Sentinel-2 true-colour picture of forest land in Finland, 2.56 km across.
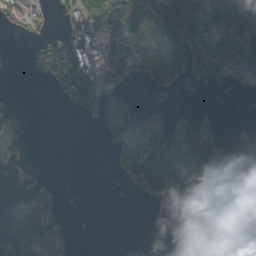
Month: October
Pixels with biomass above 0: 47%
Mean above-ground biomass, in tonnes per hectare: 76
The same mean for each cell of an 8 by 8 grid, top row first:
28 25 85 59 157 211 210 200
35 66 136 25 43 82 125 166
0 60 124 44 29 55 29 12
54 0 53 104 67 40 10 0
28 0 0 87 194 207 123 2
94 11 0 23 243 234 222 74
138 84 4 3 7 119 252 127
97 92 4 0 0 3 24 43
